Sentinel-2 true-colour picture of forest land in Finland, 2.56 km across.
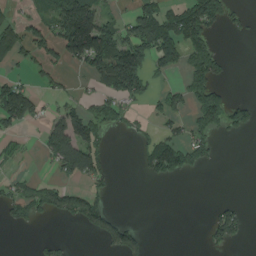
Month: August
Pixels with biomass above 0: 37%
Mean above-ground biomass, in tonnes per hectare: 59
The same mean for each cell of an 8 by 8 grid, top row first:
29 67 216 38 113 97 138 22
82 68 182 150 117 125 96 0
37 31 12 118 79 18 124 0
132 29 66 67 22 54 140 60
26 94 150 18 55 100 64 3
23 16 74 27 23 51 3 0
73 73 94 31 0 0 11 34
0 17 0 75 34 0 34 29
